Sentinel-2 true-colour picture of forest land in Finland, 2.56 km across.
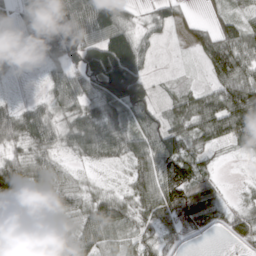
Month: March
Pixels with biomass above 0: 85%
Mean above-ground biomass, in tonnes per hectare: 60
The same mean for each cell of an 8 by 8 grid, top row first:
45 119 99 98 18 37 19 31
34 73 92 122 42 2 70 80
12 31 69 148 71 9 28 88
42 44 57 72 63 42 91 149
35 50 63 59 73 79 44 52
116 62 17 4 69 114 42 2
77 54 50 63 49 110 92 24
154 76 66 44 43 36 3 28
